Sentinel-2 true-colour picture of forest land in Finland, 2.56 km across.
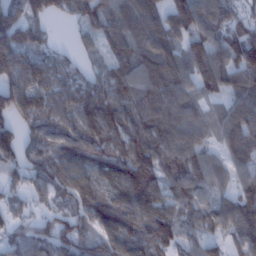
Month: January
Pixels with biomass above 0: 87%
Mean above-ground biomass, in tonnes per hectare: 77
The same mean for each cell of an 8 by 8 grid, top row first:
77 52 47 66 79 74 77 48
100 42 27 51 73 58 89 122
105 82 48 69 80 76 83 82
91 76 90 94 73 84 35 87
78 72 98 91 87 92 45 112
41 82 83 77 173 80 83 59
37 41 70 122 131 70 73 122
50 70 70 84 93 83 61 75
